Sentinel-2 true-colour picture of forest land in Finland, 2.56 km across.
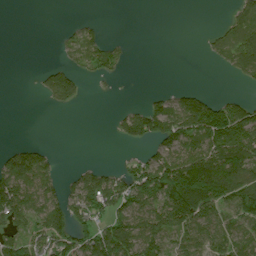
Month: July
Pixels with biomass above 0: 49%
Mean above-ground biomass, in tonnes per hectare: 69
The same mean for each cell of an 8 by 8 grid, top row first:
0 0 7 0 0 0 0 58
0 0 165 69 0 0 19 87
0 78 69 28 0 0 0 29
0 12 7 12 87 142 144 97
22 12 0 6 64 103 112 158
153 87 61 65 111 170 194 145
133 131 121 120 96 170 117 104
83 122 102 184 126 68 86 84
